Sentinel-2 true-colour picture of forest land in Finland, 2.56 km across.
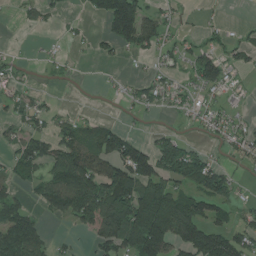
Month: July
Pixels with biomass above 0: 53%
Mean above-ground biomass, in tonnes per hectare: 62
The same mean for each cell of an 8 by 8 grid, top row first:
10 27 8 143 89 18 7 0
4 8 7 36 57 38 42 40
30 8 4 9 31 36 87 16
33 36 11 2 26 26 41 22
52 70 105 103 51 77 23 50
52 73 161 127 121 114 116 18
83 60 136 150 188 152 84 38
140 36 10 98 197 115 137 77
